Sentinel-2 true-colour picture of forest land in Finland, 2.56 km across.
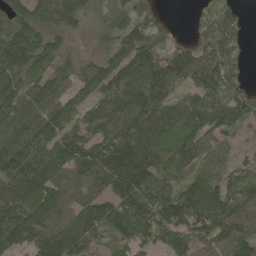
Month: May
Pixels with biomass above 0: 91%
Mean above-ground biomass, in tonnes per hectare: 114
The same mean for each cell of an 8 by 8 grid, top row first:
118 119 112 100 111 6 69 61
122 100 27 76 167 92 140 84
104 104 91 127 163 104 181 91
126 129 81 134 165 120 170 119
139 124 93 131 148 113 88 43
157 145 109 186 168 87 92 76
142 144 116 109 123 139 140 106
121 154 142 76 75 96 86 128
